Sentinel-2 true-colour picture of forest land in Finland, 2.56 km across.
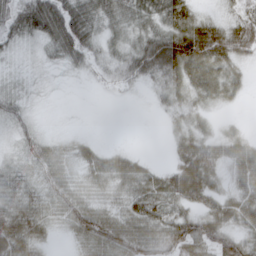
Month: March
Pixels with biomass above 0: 80%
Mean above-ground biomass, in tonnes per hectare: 36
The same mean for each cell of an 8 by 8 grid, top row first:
65 100 65 46 43 50 19 28
17 30 62 26 72 106 86 59
9 6 7 21 44 51 44 18
27 2 0 0 1 26 16 2
20 23 18 5 0 26 39 29
33 31 22 48 40 52 50 35
49 30 39 23 49 35 38 51
71 20 23 55 53 61 58 42
